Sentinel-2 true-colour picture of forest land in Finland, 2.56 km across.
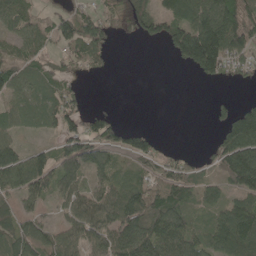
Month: May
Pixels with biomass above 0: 69%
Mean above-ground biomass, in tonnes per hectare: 71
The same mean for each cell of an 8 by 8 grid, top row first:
67 38 60 54 96 88 135 134
50 44 79 31 6 96 208 98
68 57 25 3 0 0 37 24
47 64 58 15 0 0 11 98
51 22 126 74 76 2 19 161
107 95 73 60 58 107 35 181
55 23 86 105 149 101 49 100
89 67 79 110 162 124 73 148
